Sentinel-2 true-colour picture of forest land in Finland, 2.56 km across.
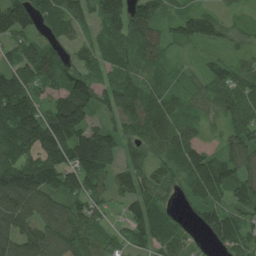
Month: July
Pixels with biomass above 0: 89%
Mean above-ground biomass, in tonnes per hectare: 84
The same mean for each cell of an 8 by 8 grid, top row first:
137 81 84 107 112 55 70 21
56 52 41 80 75 33 39 38
139 73 102 63 51 29 67 75
189 99 142 76 103 66 47 85
162 167 154 103 80 88 33 85
150 134 134 71 62 61 141 97
122 87 71 30 89 26 83 73
108 118 87 40 62 59 35 91
